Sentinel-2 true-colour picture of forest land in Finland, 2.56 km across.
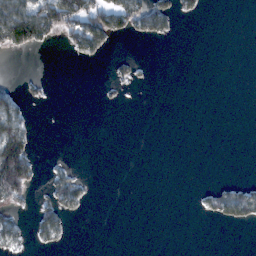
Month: February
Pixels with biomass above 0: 18%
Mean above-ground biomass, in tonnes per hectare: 20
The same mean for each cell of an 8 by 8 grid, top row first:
103 108 98 78 68 32 2 0
50 12 51 13 0 0 0 0
7 5 0 16 3 0 0 0
49 0 0 0 0 0 0 0
128 0 0 0 0 0 0 0
186 17 16 0 0 0 0 0
29 40 16 0 0 0 23 77
26 23 0 0 0 0 0 0
